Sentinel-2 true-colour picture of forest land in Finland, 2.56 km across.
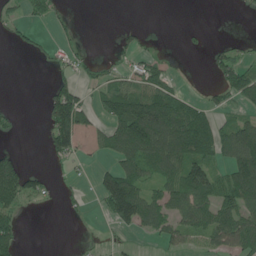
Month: June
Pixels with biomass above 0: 44%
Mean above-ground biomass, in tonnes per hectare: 52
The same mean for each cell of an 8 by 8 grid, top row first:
31 35 5 0 0 0 0 1
12 16 19 8 24 2 19 23
0 12 36 45 66 20 7 101
9 72 104 93 172 116 45 32
4 48 53 74 149 132 80 145
118 26 7 100 82 91 101 123
60 8 14 102 127 81 93 98
46 0 6 11 11 45 55 104
